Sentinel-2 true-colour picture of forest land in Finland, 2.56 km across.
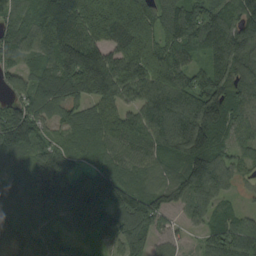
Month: September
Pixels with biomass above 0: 93%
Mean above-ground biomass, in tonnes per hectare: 125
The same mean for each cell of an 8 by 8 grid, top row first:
92 163 190 162 135 150 158 143
130 132 220 127 169 147 141 165
73 107 250 204 139 134 133 144
146 87 96 136 128 185 253 105
162 89 119 135 113 179 164 63
105 149 94 127 101 107 90 30
115 113 122 136 162 64 34 34
103 71 48 60 91 43 83 145
